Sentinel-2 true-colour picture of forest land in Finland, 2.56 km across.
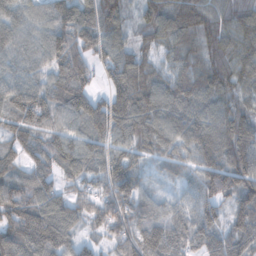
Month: November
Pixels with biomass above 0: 95%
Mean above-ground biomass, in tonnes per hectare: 98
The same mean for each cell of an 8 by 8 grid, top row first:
74 82 123 66 69 102 90 87
83 97 134 90 70 84 91 126
68 75 124 71 111 96 107 98
117 106 111 153 126 109 96 95
97 88 92 85 86 90 128 138
76 76 79 107 48 36 104 130
148 130 77 119 86 49 97 99
146 190 60 69 128 104 99 112
